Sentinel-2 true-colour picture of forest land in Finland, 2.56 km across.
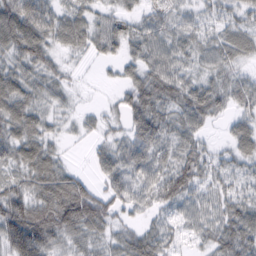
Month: February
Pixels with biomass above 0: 88%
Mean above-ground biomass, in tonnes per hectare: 53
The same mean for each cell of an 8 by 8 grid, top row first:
95 60 52 29 35 33 29 40
71 51 41 37 57 51 44 58
68 46 6 10 57 52 38 36
78 31 18 15 87 55 56 38
77 42 6 40 73 46 24 54
44 87 32 57 54 79 52 42
98 92 121 46 37 48 48 67
132 86 50 37 65 29 43 92
